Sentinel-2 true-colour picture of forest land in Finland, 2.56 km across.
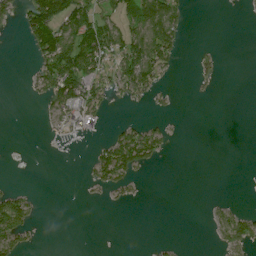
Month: July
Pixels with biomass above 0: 28%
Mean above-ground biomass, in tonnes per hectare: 29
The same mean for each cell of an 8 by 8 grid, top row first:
31 145 90 50 85 45 0 1
0 111 116 85 97 31 5 0
0 76 101 46 80 7 12 0
0 34 81 6 6 4 0 0
0 6 9 62 85 5 0 0
0 0 5 73 9 0 0 0
104 1 0 6 0 0 9 17
67 0 0 0 0 4 4 50
